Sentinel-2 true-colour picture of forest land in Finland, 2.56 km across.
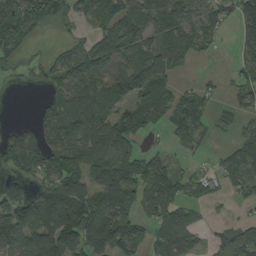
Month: August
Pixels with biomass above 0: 69%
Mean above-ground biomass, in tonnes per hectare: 75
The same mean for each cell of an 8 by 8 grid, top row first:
163 105 54 81 98 94 74 94
78 11 52 100 82 76 31 58
32 51 100 149 127 36 13 54
0 51 118 74 85 60 50 46
72 85 95 83 32 29 18 55
65 97 78 86 105 64 33 59
159 120 119 99 73 94 22 18
88 142 96 108 59 116 38 83
